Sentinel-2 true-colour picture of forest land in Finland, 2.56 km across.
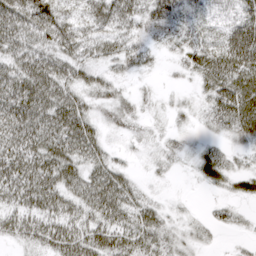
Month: March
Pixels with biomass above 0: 83%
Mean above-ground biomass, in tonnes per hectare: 38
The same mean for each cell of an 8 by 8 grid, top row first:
57 73 38 55 37 37 30 39
44 43 43 36 28 25 43 73
58 63 35 28 9 7 48 59
64 57 46 33 13 15 28 62
62 53 58 11 10 12 16 19
72 61 48 50 8 6 31 32
48 52 42 60 38 7 10 13
26 48 60 56 48 27 12 7
